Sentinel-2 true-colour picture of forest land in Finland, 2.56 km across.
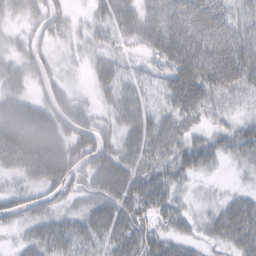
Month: February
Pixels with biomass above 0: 84%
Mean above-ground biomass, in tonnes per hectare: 42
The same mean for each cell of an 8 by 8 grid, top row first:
27 52 10 52 52 71 82 32
22 23 13 25 28 73 86 63
34 36 4 36 19 49 77 56
55 57 41 27 41 39 36 17
77 91 67 40 53 48 43 45
25 66 40 66 56 40 12 7
43 32 23 55 53 31 15 44
10 40 33 38 53 35 20 37
